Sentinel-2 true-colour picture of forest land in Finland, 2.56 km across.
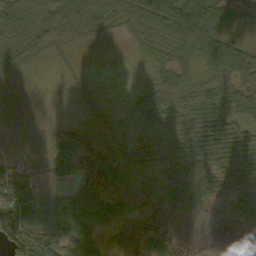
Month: October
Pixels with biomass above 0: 66%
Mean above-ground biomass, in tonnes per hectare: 42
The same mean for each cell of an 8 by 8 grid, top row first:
64 70 84 69 79 85 79 17
68 53 24 1 42 75 67 38
20 0 9 0 14 76 53 63
10 0 6 16 47 55 75 45
44 8 18 20 31 52 79 64
54 52 22 14 10 65 74 50
85 91 86 45 2 26 16 40
74 70 69 3 14 9 0 1
